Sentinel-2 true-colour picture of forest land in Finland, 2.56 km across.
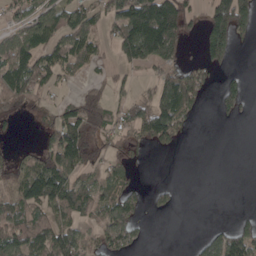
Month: April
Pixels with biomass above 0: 52%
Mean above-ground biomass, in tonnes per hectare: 65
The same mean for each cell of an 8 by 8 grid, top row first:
47 84 45 88 212 151 87 155
110 68 86 41 195 91 117 24
125 57 20 34 19 105 50 27
45 34 81 51 79 144 4 48
7 55 114 36 46 42 0 0
67 166 60 67 3 0 0 0
109 98 94 102 29 15 0 2
100 102 69 79 14 0 46 99
